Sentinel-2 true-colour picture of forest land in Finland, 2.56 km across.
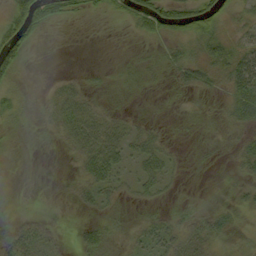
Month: September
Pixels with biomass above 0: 50%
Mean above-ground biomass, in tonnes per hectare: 17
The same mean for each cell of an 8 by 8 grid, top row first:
47 51 10 11 41 44 38 14
39 1 0 0 3 18 32 32
18 4 9 3 5 15 25 49
15 17 34 12 3 2 9 30
1 4 30 37 29 4 3 11
0 0 21 29 30 8 0 13
0 0 10 10 10 11 11 12
30 19 14 15 26 31 28 13
